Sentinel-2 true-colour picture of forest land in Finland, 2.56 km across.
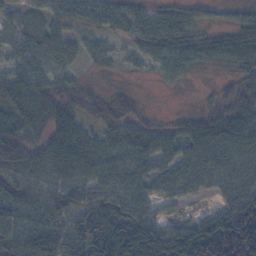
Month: November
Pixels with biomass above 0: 83%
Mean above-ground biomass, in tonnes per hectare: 56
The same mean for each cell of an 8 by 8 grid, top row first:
29 30 40 48 44 50 16 23
44 46 24 12 37 47 37 54
62 43 17 5 5 22 3 28
51 66 47 52 16 11 31 46
88 59 72 48 58 42 79 70
47 52 59 58 51 56 60 61
62 63 64 77 46 16 17 110
63 79 94 139 125 115 233 260
